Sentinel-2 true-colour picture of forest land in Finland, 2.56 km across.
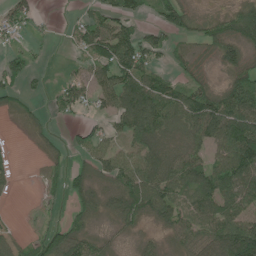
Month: June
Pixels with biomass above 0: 66%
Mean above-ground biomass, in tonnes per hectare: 55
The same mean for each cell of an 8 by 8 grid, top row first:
56 7 21 61 31 67 21 80
30 7 38 106 79 24 36 69
41 10 45 79 82 42 32 65
27 20 34 58 115 88 116 135
2 22 39 44 73 46 65 148
15 20 42 59 91 79 77 99
1 11 43 39 74 56 69 76
51 72 87 21 21 34 71 164
